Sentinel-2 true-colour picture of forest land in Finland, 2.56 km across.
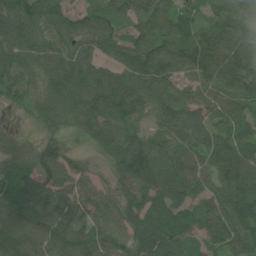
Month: July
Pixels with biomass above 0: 93%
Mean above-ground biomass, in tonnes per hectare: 94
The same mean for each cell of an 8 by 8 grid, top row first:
136 112 82 89 89 93 55 108
108 89 79 91 123 114 123 123
75 96 127 97 107 64 78 107
24 81 108 115 69 97 84 65
54 66 26 103 100 87 91 99
123 111 40 53 146 113 83 121
122 129 91 67 108 97 72 122
117 109 120 96 104 82 62 79
